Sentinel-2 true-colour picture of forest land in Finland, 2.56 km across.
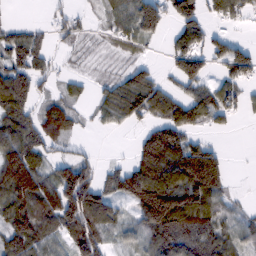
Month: February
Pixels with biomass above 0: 70%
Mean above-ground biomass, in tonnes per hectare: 76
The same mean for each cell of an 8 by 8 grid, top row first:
2 18 24 57 37 87 56 60
90 41 17 23 23 73 66 52
116 35 24 37 87 56 57 71
106 76 26 81 102 105 90 37
128 79 21 1 111 145 46 0
161 77 127 56 151 139 174 1
110 98 170 71 145 186 103 21
106 71 129 41 66 115 96 65
